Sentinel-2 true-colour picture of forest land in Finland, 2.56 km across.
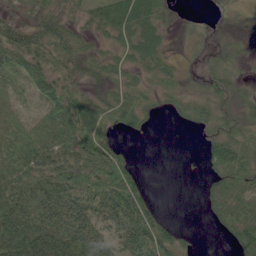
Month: June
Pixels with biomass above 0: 74%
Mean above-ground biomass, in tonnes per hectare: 44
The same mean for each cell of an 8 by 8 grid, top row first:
27 42 29 80 78 10 2 2
70 54 35 26 61 6 21 17
28 51 25 31 27 26 40 29
18 42 56 53 36 21 40 38
75 67 71 46 0 0 38 50
78 60 52 71 15 0 28 53
85 96 83 77 54 0 23 47
108 100 106 67 76 40 0 51
